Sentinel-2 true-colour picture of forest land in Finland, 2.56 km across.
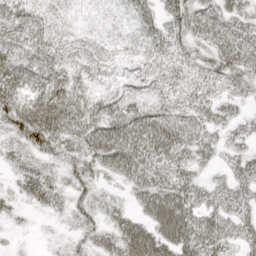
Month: April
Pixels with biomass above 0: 91%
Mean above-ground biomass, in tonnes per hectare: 44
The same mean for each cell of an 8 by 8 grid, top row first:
58 38 12 10 36 45 49 40
53 55 35 23 34 44 44 57
65 60 36 23 29 42 48 47
77 77 62 57 56 50 40 21
40 55 49 71 68 63 37 25
27 36 42 30 53 53 22 37
19 26 33 28 40 77 52 43
7 8 31 43 72 71 70 40
